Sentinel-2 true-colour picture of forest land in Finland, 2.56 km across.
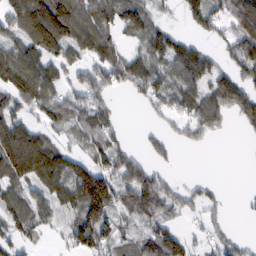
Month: February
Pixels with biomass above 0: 69%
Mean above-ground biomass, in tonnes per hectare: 72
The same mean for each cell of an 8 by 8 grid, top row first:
98 164 115 100 80 16 91 130
82 104 77 84 59 77 27 71
120 99 60 79 98 81 78 64
70 68 74 34 18 62 105 82
152 75 40 78 24 31 17 1
102 100 107 108 101 20 5 0
79 74 113 121 116 54 44 6
63 12 101 91 54 67 36 24
